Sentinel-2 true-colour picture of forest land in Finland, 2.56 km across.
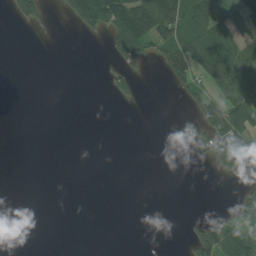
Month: July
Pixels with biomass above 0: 25%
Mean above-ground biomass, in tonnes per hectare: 32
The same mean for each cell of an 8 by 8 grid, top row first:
44 13 94 143 194 132 95 43
0 0 0 44 83 105 126 62
0 0 0 34 8 60 73 87
0 0 0 0 0 0 70 135
0 0 0 0 0 0 38 62
0 0 0 0 0 0 1 15
0 0 0 0 0 0 1 45
0 0 0 0 0 0 120 132
